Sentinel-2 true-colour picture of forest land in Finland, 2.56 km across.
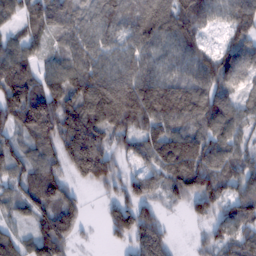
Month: February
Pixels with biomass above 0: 89%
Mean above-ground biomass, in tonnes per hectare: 99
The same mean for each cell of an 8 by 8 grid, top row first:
69 138 91 94 109 135 89 122
72 52 103 74 101 100 58 114
152 87 130 121 128 93 107 90
154 165 148 148 124 119 114 80
78 113 210 90 94 137 102 72
83 116 95 96 67 122 126 79
59 111 56 74 90 27 78 91
70 164 25 34 123 16 47 81
